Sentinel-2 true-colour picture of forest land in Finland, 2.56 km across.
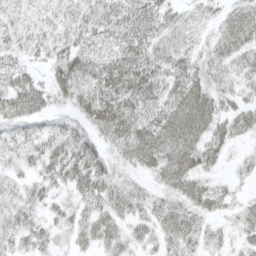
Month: April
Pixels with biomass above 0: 88%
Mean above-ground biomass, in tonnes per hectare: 40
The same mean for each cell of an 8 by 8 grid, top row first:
28 23 34 42 56 27 22 49
34 38 45 38 50 43 30 50
38 30 59 63 62 46 47 30
45 31 40 72 49 66 63 37
32 39 51 37 69 72 51 15
19 35 53 36 24 62 29 15
37 23 29 43 35 47 35 25
32 26 27 37 26 43 27 21
